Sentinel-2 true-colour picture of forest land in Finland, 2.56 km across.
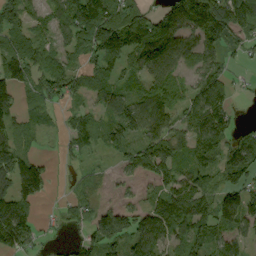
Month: September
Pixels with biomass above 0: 77%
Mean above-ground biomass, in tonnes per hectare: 83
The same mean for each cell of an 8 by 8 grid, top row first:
77 71 154 110 87 152 180 148
71 54 73 134 146 106 89 38
113 85 60 66 61 54 107 17
79 37 43 81 114 69 135 11
74 8 61 71 103 85 113 88
135 69 24 18 49 79 72 107
135 8 55 62 66 132 82 153
136 22 51 93 108 87 88 62
